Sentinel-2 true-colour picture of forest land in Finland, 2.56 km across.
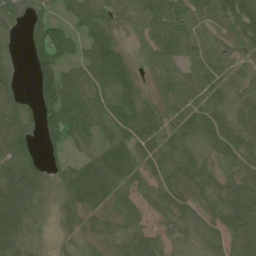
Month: June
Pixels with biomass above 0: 89%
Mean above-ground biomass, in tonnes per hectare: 90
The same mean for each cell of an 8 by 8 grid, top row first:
82 58 94 70 89 105 91 165
18 158 61 104 53 110 59 59
38 132 92 138 44 88 83 62
88 110 125 99 112 74 93 84
125 65 56 104 91 107 82 112
169 71 130 147 80 103 87 92
169 40 111 86 53 99 77 114
116 20 62 81 80 54 70 84
